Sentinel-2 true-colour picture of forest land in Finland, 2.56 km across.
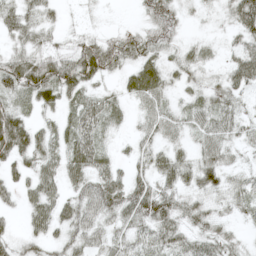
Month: May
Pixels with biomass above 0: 81%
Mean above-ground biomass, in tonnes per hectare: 33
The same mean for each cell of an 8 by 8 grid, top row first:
34 15 5 1 27 37 8 52
26 33 37 46 38 22 13 33
65 63 57 14 55 22 16 45
40 19 42 25 27 22 33 22
67 31 52 11 24 21 35 20
29 38 45 39 33 44 37 17
15 47 45 48 62 40 24 22
21 29 33 32 35 46 36 13
